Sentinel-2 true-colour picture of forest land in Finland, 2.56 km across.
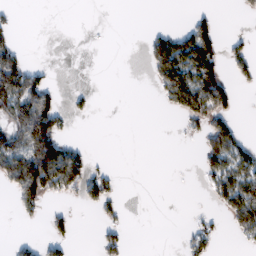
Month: February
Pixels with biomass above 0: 28%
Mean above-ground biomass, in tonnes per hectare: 36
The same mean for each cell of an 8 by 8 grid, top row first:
9 0 0 0 0 0 22 10
45 0 0 1 25 105 95 20
127 28 0 0 5 127 117 21
85 105 12 0 0 38 99 10
77 141 17 0 0 0 59 49
126 169 91 24 0 0 40 95
24 26 11 21 0 0 8 108
11 35 3 29 0 3 34 18
